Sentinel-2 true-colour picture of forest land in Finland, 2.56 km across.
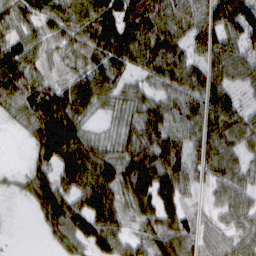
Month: March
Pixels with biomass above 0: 88%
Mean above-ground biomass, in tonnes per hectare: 70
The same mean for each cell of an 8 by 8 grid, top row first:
65 74 89 115 119 81 91 130
81 53 75 114 100 80 84 77
125 52 68 78 46 102 84 50
54 135 63 29 67 62 75 56
2 106 90 43 77 57 83 57
19 59 101 70 114 85 48 58
4 74 79 83 60 67 22 63
2 14 54 82 47 84 39 55
